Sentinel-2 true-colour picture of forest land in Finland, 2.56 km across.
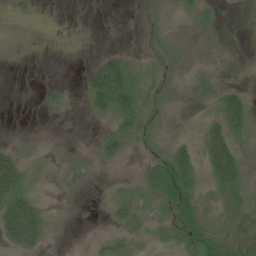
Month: June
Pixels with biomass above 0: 54%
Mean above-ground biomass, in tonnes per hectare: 28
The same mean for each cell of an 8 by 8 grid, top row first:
3 0 0 0 10 22 24 1
0 0 0 8 9 26 14 4
0 2 11 133 35 13 27 4
0 9 4 88 46 6 21 92
20 9 9 53 17 33 72 43
99 18 26 4 27 88 46 62
115 23 3 21 20 45 22 29
82 30 1 18 13 29 56 76
